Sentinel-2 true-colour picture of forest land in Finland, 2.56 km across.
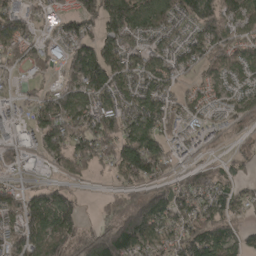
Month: April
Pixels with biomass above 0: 76%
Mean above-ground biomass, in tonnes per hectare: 86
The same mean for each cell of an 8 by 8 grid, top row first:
108 45 110 126 122 78 136 105
89 45 120 92 77 67 107 82
21 30 126 136 110 67 49 68
27 126 134 120 125 63 39 56
55 99 109 108 138 30 10 28
29 23 46 32 120 47 71 37
88 143 54 41 137 120 115 58
90 121 106 181 150 105 154 73
